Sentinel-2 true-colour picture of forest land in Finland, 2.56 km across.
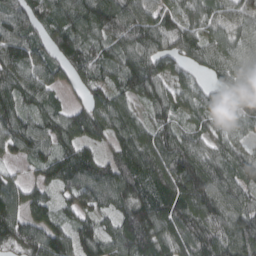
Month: March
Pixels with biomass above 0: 93%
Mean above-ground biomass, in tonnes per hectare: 93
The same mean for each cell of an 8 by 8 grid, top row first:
94 84 118 128 112 72 88 91
107 77 105 87 116 87 86 94
98 76 61 77 146 62 48 72
100 74 69 108 48 71 74 74
88 75 93 61 111 111 74 52
41 65 117 98 108 142 127 94
101 82 67 80 124 118 120 100
97 131 95 101 129 100 110 122
